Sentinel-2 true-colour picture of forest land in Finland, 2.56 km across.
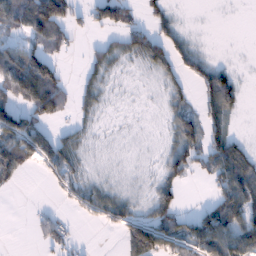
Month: January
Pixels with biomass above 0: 56%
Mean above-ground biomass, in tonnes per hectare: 44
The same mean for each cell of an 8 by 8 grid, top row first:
64 147 23 78 24 18 0 0
49 57 8 33 86 49 6 0
107 124 20 18 7 33 70 23
92 85 26 5 2 40 47 19
109 63 34 5 4 51 61 42
41 25 37 12 8 51 43 104
0 6 24 56 20 53 43 110
0 31 8 1 127 78 120 100
